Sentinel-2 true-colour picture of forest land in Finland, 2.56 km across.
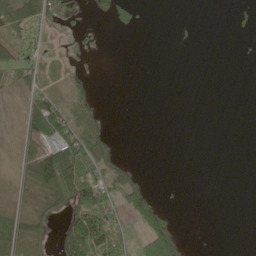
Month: May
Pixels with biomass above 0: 34%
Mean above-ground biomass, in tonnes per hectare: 31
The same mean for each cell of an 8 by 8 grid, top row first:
50 50 9 45 9 0 0 9
39 21 12 0 0 0 0 2
44 39 15 0 0 0 0 0
14 128 52 1 0 0 0 0
23 90 104 34 0 0 0 0
21 167 140 58 13 0 0 0
26 53 109 50 74 5 0 0
119 43 176 73 40 49 0 0
